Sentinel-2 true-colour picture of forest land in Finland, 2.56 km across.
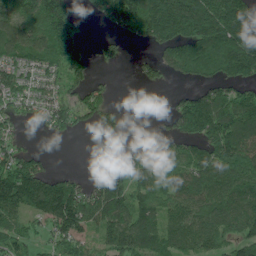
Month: June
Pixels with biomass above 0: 72%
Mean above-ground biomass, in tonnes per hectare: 98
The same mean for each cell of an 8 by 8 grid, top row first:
125 192 62 125 159 203 197 168
137 145 99 29 22 134 177 210
103 82 88 13 31 31 88 106
69 94 86 51 0 86 159 130
44 4 1 4 40 76 119 141
159 90 34 72 91 84 118 122
123 156 156 129 99 82 101 119
76 51 73 110 117 97 85 94
